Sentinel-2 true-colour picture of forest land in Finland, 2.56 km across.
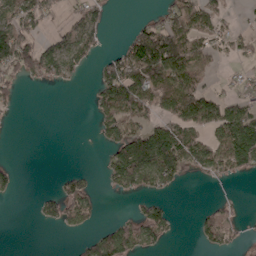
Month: April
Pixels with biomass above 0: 44%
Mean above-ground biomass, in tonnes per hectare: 54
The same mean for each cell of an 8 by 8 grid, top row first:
77 40 53 13 13 92 68 8
130 59 77 13 140 142 56 36
41 49 14 116 138 114 26 20
8 0 0 106 66 105 116 99
0 0 0 66 107 133 78 171
30 1 44 82 113 55 38 38
0 54 95 0 39 11 20 11
0 0 20 96 66 7 47 17
